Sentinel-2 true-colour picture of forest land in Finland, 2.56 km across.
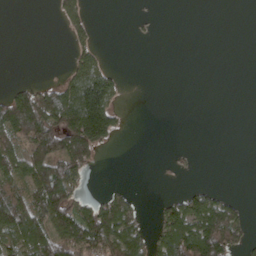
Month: April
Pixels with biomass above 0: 36%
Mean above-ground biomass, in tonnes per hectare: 50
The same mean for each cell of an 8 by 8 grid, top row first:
0 2 36 0 3 0 0 0
0 0 37 1 0 0 0 0
7 13 114 66 0 0 0 0
156 146 180 81 0 0 0 0
83 158 171 26 0 0 0 0
74 174 59 0 0 3 0 0
133 157 82 102 13 61 106 31
88 129 143 118 68 133 178 55
